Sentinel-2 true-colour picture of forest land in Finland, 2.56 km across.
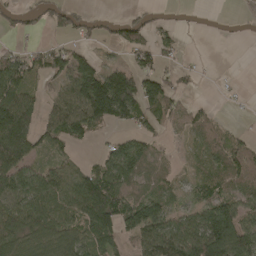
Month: April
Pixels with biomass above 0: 64%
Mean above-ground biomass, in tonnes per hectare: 61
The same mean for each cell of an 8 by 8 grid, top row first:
25 43 28 12 22 4 1 9
28 46 37 20 62 30 0 0
100 38 135 115 94 32 2 2
154 42 99 128 67 41 33 4
142 47 35 37 52 8 54 44
95 69 58 97 56 24 51 71
88 90 95 141 126 40 97 81
73 91 70 67 84 110 152 121
